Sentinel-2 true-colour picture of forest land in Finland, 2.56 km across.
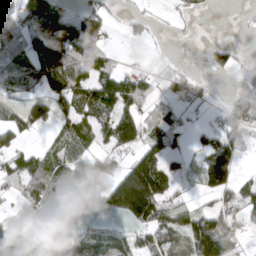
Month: April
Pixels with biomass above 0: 60%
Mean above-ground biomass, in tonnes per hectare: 59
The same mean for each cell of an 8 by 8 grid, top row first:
50 138 77 19 19 12 4 2
73 141 134 23 6 1 22 18
46 100 76 86 48 34 10 17
37 51 79 85 55 33 10 79
33 22 58 56 60 35 47 48
62 90 113 57 178 36 111 37
12 54 102 78 161 69 32 53
90 55 67 79 46 61 180 36
